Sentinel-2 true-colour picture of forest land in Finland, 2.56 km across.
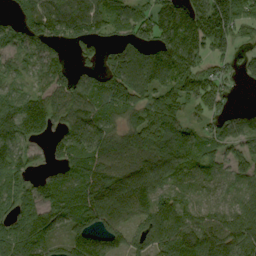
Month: September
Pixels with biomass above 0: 84%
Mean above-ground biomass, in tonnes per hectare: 93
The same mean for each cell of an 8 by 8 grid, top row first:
38 132 123 97 80 155 177 99
60 92 66 56 86 167 112 43
37 89 83 125 109 110 86 38
114 103 107 109 116 105 60 47
89 48 130 109 113 146 75 69
90 62 103 120 113 70 54 58
82 93 101 116 91 82 49 57
96 79 110 77 75 125 121 105
